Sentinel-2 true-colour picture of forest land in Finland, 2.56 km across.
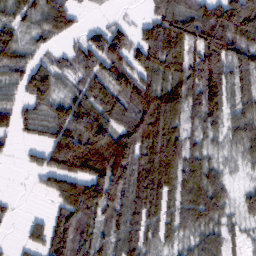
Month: February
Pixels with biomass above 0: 81%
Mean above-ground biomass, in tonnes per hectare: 97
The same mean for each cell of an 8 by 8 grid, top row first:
71 120 33 6 37 149 146 178
103 43 90 127 91 118 170 109
70 115 76 126 112 124 145 79
78 94 130 109 156 104 105 86
27 99 168 175 156 129 63 78
2 78 148 179 120 112 95 23
14 28 130 113 121 82 120 49
13 101 103 76 102 58 87 41
